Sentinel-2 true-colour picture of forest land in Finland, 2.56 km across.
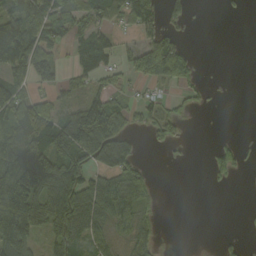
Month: September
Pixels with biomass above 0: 53%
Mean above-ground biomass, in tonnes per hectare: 58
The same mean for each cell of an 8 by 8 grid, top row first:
77 118 62 50 70 25 0 4
98 90 56 59 73 75 0 0
77 59 37 40 51 70 7 0
100 75 105 133 49 31 7 0
98 107 153 111 12 25 6 23
159 128 101 74 34 0 20 12
187 106 115 83 37 0 0 2
149 58 87 48 44 0 0 15
